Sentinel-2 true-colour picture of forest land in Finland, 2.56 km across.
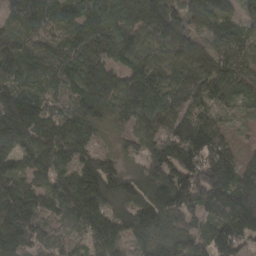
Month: March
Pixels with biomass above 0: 95%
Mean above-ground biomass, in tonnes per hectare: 111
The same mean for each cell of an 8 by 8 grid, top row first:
71 96 87 128 154 109 138 69
101 91 104 123 107 109 89 85
96 84 121 103 125 86 111 88
190 85 97 99 134 108 74 32
130 124 109 39 81 157 124 24
93 106 170 121 105 148 176 124
168 81 165 103 134 133 123 180
168 72 45 119 90 117 131 143
